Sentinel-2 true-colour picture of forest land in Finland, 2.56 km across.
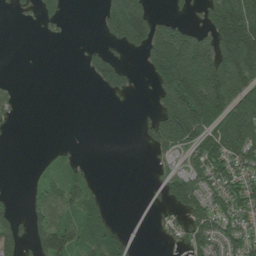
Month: July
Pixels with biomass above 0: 48%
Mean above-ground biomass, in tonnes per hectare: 73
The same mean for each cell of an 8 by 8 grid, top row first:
15 53 0 153 136 36 97 206
0 1 6 39 104 220 135 222
5 0 2 109 19 227 196 156
26 0 0 1 8 222 162 170
2 5 3 0 30 118 112 159
0 32 46 0 0 77 103 94
26 87 76 16 17 72 99 98
98 125 84 126 17 33 105 90
